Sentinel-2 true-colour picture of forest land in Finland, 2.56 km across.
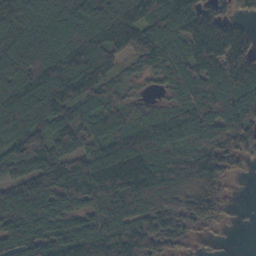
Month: October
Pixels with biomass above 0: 90%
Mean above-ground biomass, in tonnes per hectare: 116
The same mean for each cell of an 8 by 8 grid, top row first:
132 135 149 136 128 163 125 44
145 140 143 114 130 94 153 117
140 166 160 72 33 91 118 131
146 121 92 88 47 85 127 153
98 117 107 114 132 118 118 76
85 138 184 196 167 139 142 26
149 141 104 154 126 112 102 1
155 131 144 150 130 70 8 0
